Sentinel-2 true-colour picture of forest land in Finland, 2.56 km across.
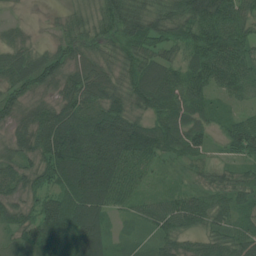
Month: July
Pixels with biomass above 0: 93%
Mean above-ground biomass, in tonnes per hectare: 68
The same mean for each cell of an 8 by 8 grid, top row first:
10 9 33 79 90 78 110 73
44 27 57 58 64 49 122 95
60 70 81 56 88 76 88 77
54 61 88 94 56 67 46 27
44 101 110 169 126 69 43 87
62 77 143 112 38 12 40 50
51 81 115 51 39 71 71 55
32 77 91 36 20 56 59 66
